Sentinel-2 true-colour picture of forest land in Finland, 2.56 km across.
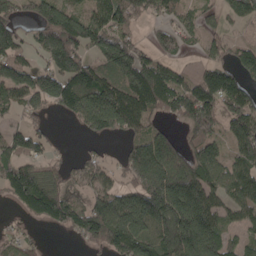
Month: April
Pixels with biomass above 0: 74%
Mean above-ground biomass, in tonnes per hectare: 134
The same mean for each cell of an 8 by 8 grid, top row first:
98 168 133 163 76 76 44 80
112 167 149 196 79 77 78 74
143 136 190 135 216 103 163 137
67 57 194 272 141 110 176 172
125 47 9 11 174 107 145 156
186 95 79 62 230 297 146 154
53 184 108 197 218 268 186 115
63 8 55 183 170 255 230 71
